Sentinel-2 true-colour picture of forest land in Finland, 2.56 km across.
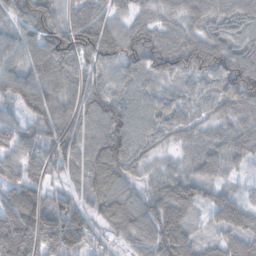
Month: November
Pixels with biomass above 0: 96%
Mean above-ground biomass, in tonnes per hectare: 85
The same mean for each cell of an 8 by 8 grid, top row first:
74 104 69 70 50 62 74 65
84 147 150 103 118 92 100 67
82 102 82 65 80 60 65 119
37 57 97 102 76 64 45 66
105 93 99 128 69 34 52 72
71 70 71 113 42 60 59 28
146 133 88 124 81 101 63 83
182 158 125 50 78 113 37 69
